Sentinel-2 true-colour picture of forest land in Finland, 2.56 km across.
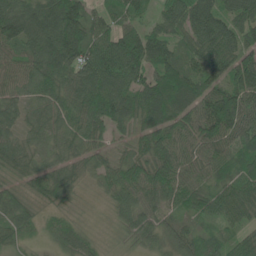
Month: June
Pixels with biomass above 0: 95%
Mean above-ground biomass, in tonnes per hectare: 74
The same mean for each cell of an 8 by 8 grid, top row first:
102 115 108 56 41 82 102 81
71 116 119 117 125 58 94 83
74 93 116 129 77 93 77 109
53 55 89 113 87 93 123 123
54 47 65 42 57 93 77 75
35 64 41 57 86 96 54 65
53 33 20 38 66 54 66 74
43 23 57 13 47 58 45 45
